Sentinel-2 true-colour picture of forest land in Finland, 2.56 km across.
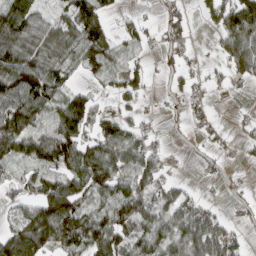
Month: March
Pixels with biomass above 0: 65%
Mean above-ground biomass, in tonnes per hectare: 54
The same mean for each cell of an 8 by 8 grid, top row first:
110 46 82 28 12 24 36 120
117 77 98 42 20 35 7 108
105 84 23 26 36 19 23 27
93 48 97 27 15 5 12 4
76 79 86 93 53 3 10 16
22 54 85 93 87 14 6 3
21 90 65 68 79 71 28 10
92 81 63 90 70 81 110 32
